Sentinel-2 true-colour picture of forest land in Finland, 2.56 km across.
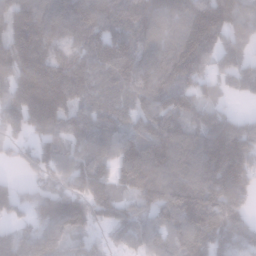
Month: January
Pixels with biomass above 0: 90%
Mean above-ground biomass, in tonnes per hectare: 134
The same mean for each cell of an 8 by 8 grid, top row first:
159 146 169 137 138 138 216 144
204 146 114 155 110 157 158 106
222 272 136 125 122 166 80 108
202 226 94 110 97 142 84 29
75 111 100 111 144 154 149 157
30 87 139 104 203 133 132 175
105 153 167 139 90 158 203 149
107 132 66 34 93 103 137 124
